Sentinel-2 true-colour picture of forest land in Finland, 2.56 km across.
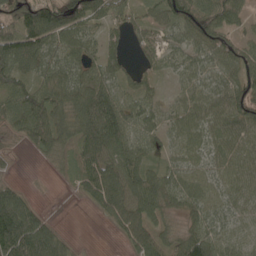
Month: May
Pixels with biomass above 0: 82%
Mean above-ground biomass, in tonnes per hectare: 73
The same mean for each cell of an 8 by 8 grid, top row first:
115 155 110 56 43 78 98 50
131 93 76 41 40 45 85 77
83 73 78 66 39 29 68 89
78 117 94 100 60 61 71 93
17 84 80 116 64 55 72 76
11 5 61 112 100 72 68 74
119 10 5 92 99 55 73 68
175 110 6 5 84 57 94 70
